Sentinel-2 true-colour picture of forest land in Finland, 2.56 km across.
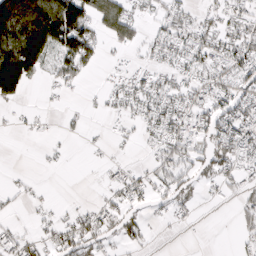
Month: March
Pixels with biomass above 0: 49%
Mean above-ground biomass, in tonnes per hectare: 37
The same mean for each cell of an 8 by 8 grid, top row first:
184 114 120 62 25 41 21 40
138 106 105 21 27 44 49 49
147 17 25 8 26 36 43 52
7 6 7 14 35 49 60 61
0 6 3 9 12 59 40 58
5 1 1 15 22 46 28 32
8 8 9 31 18 26 2 21
37 28 59 18 24 1 1 18
